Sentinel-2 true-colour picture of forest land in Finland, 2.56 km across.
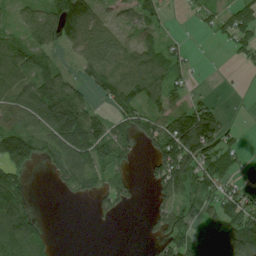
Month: July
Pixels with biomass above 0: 65%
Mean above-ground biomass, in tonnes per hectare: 65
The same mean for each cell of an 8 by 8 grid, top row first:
45 92 171 38 61 4 35 64
80 72 102 94 57 30 1 47
84 116 46 108 105 45 2 2
77 114 113 57 78 82 78 1
134 68 118 97 37 160 109 24
65 16 101 63 16 111 69 37
115 0 1 47 8 69 56 92
99 29 0 0 10 71 88 156
